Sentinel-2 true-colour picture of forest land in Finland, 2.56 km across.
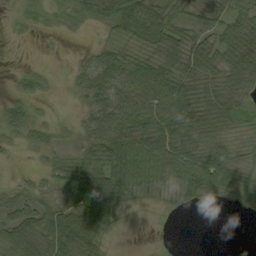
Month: September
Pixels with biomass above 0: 74%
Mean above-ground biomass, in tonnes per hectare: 46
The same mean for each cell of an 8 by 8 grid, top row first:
12 19 21 49 80 53 40 50
0 2 4 38 52 76 54 92
14 12 30 63 63 80 69 78
45 5 17 71 62 71 89 55
13 30 22 72 74 80 67 37
7 24 91 89 65 66 89 43
45 42 70 97 10 19 7 15
74 91 105 14 0 2 0 0
